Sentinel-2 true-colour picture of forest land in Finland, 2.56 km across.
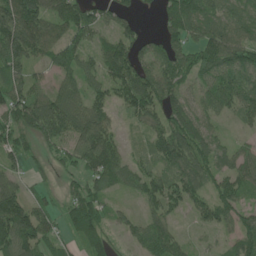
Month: June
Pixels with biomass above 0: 85%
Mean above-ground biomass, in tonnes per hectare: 76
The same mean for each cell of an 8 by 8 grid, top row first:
136 91 92 59 14 125 77 60
136 79 61 89 64 85 104 114
75 34 58 99 112 83 64 88
96 131 96 61 103 102 61 62
68 59 107 86 33 133 81 26
46 25 54 96 67 79 74 75
123 57 92 35 45 54 72 64
122 63 70 42 66 59 16 68
